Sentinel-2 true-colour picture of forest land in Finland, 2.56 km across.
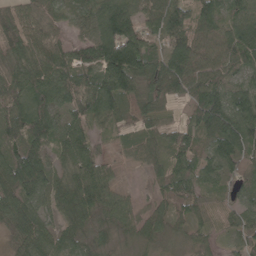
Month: May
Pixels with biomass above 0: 92%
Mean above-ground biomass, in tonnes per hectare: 71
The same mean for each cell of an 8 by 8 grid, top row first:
66 58 53 132 71 102 71 80
66 73 64 160 110 91 77 107
80 88 71 120 83 94 84 58
98 86 64 83 65 27 119 112
86 65 70 22 49 73 65 104
130 64 66 37 18 79 52 61
76 55 76 57 33 58 40 54
41 65 50 39 43 32 38 65
